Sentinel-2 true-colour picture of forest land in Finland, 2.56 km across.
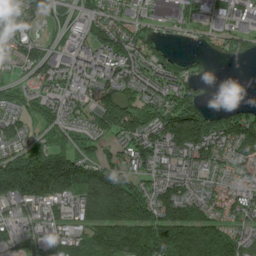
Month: July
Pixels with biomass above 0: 81%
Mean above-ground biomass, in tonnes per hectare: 92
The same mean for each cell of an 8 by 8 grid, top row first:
91 53 37 63 46 35 37 44
80 38 42 120 65 11 23 47
41 87 69 101 94 83 19 0
62 69 81 122 107 156 77 78
68 70 65 54 123 179 156 131
213 267 150 130 84 106 51 77
62 79 97 154 135 140 82 80
60 110 97 169 184 190 165 85
